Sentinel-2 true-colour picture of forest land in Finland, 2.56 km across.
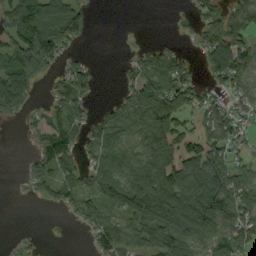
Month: September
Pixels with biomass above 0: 66%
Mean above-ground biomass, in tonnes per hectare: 61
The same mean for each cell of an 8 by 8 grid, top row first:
99 121 73 0 0 10 62 74
89 128 15 0 25 24 83 81
125 27 68 0 96 115 27 68
37 40 48 39 110 96 56 39
0 73 56 101 86 74 65 36
3 59 40 85 100 96 113 58
0 14 53 59 101 118 138 103
12 1 1 74 70 89 73 82
